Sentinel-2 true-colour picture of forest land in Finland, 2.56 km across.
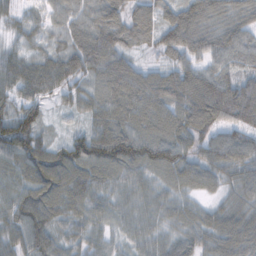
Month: November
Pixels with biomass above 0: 97%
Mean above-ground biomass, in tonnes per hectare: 72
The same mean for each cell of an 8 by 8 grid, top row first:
33 40 56 76 67 69 77 60
38 46 93 98 35 81 65 69
77 94 69 102 80 99 100 78
82 33 41 83 85 85 125 111
126 58 99 136 116 98 70 86
68 79 77 71 58 70 63 69
81 67 50 48 48 50 38 63
73 73 49 36 43 53 58 87
